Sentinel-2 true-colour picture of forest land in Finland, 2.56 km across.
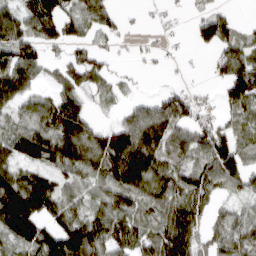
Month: March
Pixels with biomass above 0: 74%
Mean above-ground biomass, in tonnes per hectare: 69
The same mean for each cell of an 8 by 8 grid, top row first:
79 124 74 41 7 7 58 9
93 49 44 20 12 6 37 72
101 23 52 28 3 4 11 121
54 95 83 12 63 94 26 67
79 112 125 118 111 80 100 70
76 57 68 106 124 80 91 92
138 85 61 93 64 92 51 40
71 105 144 79 74 119 52 94
